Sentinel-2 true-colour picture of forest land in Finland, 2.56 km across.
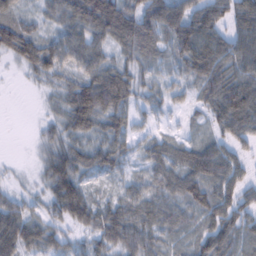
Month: February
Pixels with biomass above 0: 87%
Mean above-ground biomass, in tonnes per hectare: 53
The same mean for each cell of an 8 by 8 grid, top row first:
53 36 80 95 65 71 67 68
87 62 68 43 61 60 79 74
3 35 58 84 34 30 84 79
0 17 93 69 27 17 47 91
0 38 44 53 34 41 51 37
7 54 65 34 39 64 82 42
45 38 80 46 59 49 68 53
91 54 26 59 60 35 67 52
